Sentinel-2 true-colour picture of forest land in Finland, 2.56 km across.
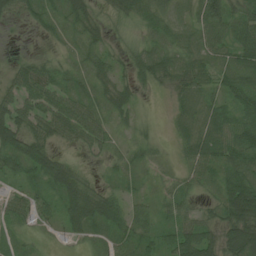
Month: June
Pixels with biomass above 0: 87%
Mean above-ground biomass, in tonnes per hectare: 43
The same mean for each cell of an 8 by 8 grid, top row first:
24 32 52 35 52 30 86 49
2 8 31 25 41 44 46 56
43 56 28 45 36 50 37 46
62 64 65 41 10 30 52 47
68 53 32 28 31 23 66 63
33 65 50 15 16 24 36 59
39 27 86 61 28 38 22 108
21 9 28 36 36 57 56 100
